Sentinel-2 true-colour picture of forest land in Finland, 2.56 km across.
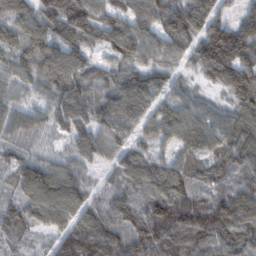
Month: February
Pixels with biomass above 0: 95%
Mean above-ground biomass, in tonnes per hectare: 98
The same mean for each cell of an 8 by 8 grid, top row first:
113 124 131 102 102 124 121 71
99 117 106 108 107 86 162 180
72 104 107 87 102 59 66 145
94 77 88 116 92 100 79 114
64 21 51 80 65 80 103 140
88 140 97 61 104 100 77 97
84 120 99 88 78 89 78 140
65 56 143 108 91 115 100 104
